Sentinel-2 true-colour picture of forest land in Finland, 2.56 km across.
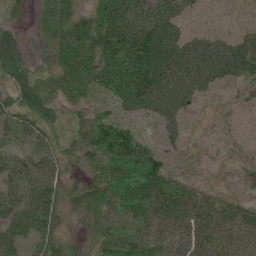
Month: June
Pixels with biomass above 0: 85%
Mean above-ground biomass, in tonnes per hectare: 63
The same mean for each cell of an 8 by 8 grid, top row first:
18 47 54 124 93 67 27 19
45 51 128 115 126 78 77 72
51 44 92 105 135 92 66 51
53 53 30 47 71 67 9 19
44 37 49 152 66 32 9 18
68 64 21 95 123 40 10 19
74 48 45 86 94 72 59 39
68 53 25 111 91 58 56 53
